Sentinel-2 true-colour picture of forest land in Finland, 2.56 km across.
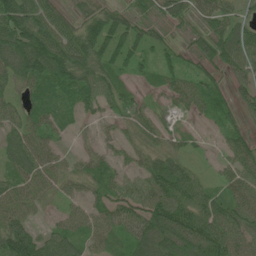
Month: June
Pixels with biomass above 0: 88%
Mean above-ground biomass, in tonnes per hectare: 57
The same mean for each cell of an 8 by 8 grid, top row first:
103 69 42 62 43 57 60 39
112 113 102 82 52 33 62 90
66 89 85 60 27 48 48 40
43 54 35 31 34 25 40 34
54 42 10 24 40 31 11 49
50 50 44 47 65 91 17 68
51 22 32 58 79 89 66 67
110 57 48 43 83 90 101 66
